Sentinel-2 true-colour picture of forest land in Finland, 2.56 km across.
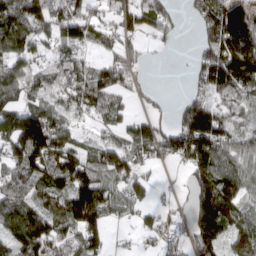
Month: March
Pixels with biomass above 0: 76%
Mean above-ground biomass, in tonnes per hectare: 87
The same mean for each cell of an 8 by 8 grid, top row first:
135 102 96 56 101 38 105 165
107 49 69 60 32 11 98 159
90 63 95 99 18 1 104 128
111 93 55 78 28 49 123 48
124 159 46 50 99 95 148 61
102 129 140 83 51 4 139 103
103 98 192 81 50 25 155 106
112 140 102 20 19 41 114 105
